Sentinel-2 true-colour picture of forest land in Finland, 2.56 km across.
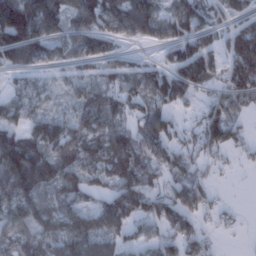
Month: January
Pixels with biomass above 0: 75%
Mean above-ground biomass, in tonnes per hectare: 72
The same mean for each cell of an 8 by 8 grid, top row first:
178 110 76 86 108 106 73 60
156 76 57 33 17 82 73 129
22 23 47 53 80 111 76 122
62 45 62 67 61 42 54 51
103 114 92 93 76 51 66 38
174 102 83 81 71 57 29 3
104 77 69 92 81 83 32 7
74 76 95 59 43 74 26 3
